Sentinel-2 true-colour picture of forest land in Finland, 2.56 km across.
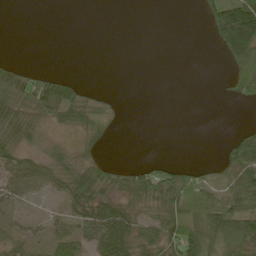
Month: May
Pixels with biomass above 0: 46%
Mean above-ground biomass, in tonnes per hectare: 30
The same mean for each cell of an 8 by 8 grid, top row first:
0 0 0 0 0 0 41 125
0 0 0 0 0 0 3 94
47 34 8 0 0 0 0 39
51 43 46 12 0 0 0 0
44 15 20 7 0 0 0 43
60 49 64 41 46 56 24 69
19 4 50 54 29 77 78 68
28 27 48 89 53 84 72 87
